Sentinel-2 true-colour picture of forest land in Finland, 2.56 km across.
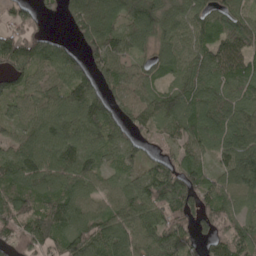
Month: May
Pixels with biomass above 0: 90%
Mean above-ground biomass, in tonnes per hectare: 95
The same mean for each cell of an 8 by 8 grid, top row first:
67 25 115 108 124 94 74 80
116 93 59 117 59 99 100 113
74 79 102 76 69 71 98 89
57 103 135 87 84 129 106 94
71 112 113 72 39 75 80 130
123 131 119 49 85 137 75 144
90 96 110 85 108 124 102 75
97 105 129 134 93 89 83 117
